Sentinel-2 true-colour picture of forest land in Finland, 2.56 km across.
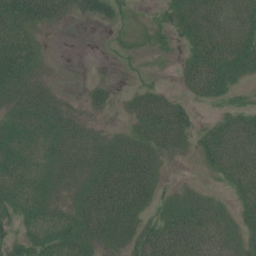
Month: July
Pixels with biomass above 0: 72%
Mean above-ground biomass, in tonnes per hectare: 28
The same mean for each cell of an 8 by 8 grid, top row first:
48 40 15 24 3 35 45 30
43 5 0 5 5 10 46 41
36 17 2 5 8 9 46 17
31 45 18 11 40 40 3 22
40 39 30 26 38 30 33 36
40 37 30 50 44 4 7 34
34 31 37 58 33 35 27 21
21 36 44 31 41 51 37 21
